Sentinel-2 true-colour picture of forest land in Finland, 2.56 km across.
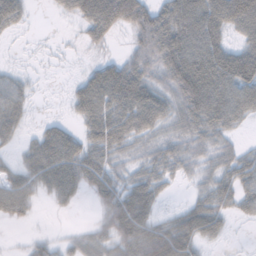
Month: November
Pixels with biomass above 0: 76%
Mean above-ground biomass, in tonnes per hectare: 52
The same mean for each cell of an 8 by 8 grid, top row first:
65 3 57 98 81 93 91 83
5 6 13 15 67 109 97 57
34 4 35 91 79 90 120 105
53 6 46 80 99 56 104 68
23 76 56 68 31 38 37 19
46 72 71 50 39 24 34 60
62 8 10 59 47 19 49 31
4 22 31 52 76 81 24 2
